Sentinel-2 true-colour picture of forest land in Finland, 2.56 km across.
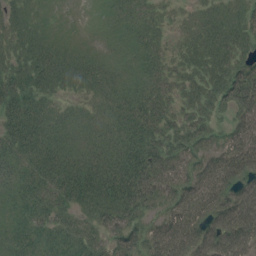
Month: July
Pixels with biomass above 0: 91%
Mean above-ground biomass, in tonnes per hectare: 43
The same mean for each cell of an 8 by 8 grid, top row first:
26 6 0 17 29 10 27 32
34 36 17 13 33 16 46 36
58 51 41 38 35 29 43 62
65 41 20 38 53 35 32 51
50 56 39 45 59 39 27 53
37 57 67 63 64 42 56 67
35 44 38 59 45 46 69 78
36 40 43 33 46 73 69 82
